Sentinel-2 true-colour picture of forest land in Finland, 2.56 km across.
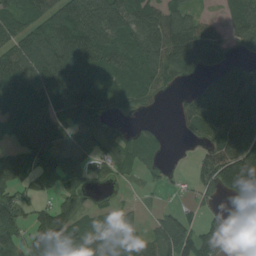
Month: August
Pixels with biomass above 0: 74%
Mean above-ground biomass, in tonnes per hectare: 75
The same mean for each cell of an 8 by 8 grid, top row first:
90 90 121 138 99 80 22 85
90 110 120 100 117 133 106 34
110 119 97 86 93 51 41 97
100 101 100 43 16 27 110 104
73 96 72 57 65 2 50 107
80 72 76 33 25 7 67 140
79 60 57 33 13 29 23 23
74 121 109 60 52 109 78 39
